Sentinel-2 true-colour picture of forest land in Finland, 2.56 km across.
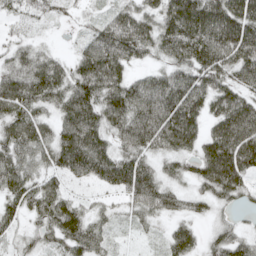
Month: May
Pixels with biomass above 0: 89%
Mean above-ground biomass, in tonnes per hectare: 85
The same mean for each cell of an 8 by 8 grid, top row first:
32 36 17 50 79 151 157 148
37 17 42 138 79 122 143 141
79 114 97 113 71 101 96 81
88 50 135 117 146 160 87 127
89 84 152 69 109 113 97 144
89 61 60 109 111 47 101 105
58 90 54 26 73 53 34 23
33 56 102 33 12 79 34 66
